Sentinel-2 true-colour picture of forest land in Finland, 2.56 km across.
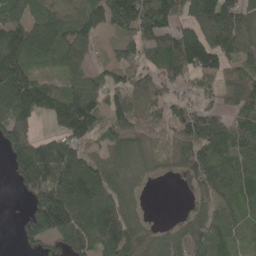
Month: May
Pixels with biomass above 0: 80%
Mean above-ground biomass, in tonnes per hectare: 105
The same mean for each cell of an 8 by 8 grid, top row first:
69 84 87 137 139 97 150 127
153 125 112 30 82 141 152 88
167 57 68 73 78 80 51 109
145 93 212 92 97 91 99 102
177 111 99 108 82 97 135 149
73 244 161 100 35 28 121 109
2 257 169 161 24 1 118 65
21 85 116 119 67 105 146 44
